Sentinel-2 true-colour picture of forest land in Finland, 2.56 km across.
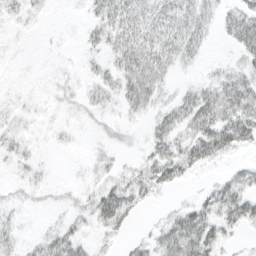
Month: March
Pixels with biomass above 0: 62%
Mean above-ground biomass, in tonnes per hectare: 18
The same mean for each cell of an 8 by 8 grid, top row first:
9 4 3 35 33 38 22 33
2 2 6 24 41 38 10 29
2 4 8 21 41 8 13 30
7 4 9 9 16 30 49 47
10 3 1 10 10 33 45 29
4 2 2 14 28 27 4 17
8 6 12 44 10 10 24 36
11 21 19 11 9 39 36 5
